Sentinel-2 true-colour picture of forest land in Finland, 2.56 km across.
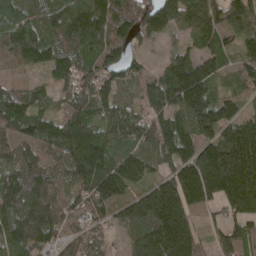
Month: April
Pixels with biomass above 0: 91%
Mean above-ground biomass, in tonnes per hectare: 138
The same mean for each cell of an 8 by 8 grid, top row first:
121 149 195 199 169 183 152 146
141 141 148 156 35 40 98 51
33 49 109 110 86 181 169 80
149 65 102 108 91 164 196 61
117 108 202 106 123 201 153 271
140 121 153 182 113 146 280 282
170 149 88 109 176 210 67 172
180 100 77 54 179 284 56 166
